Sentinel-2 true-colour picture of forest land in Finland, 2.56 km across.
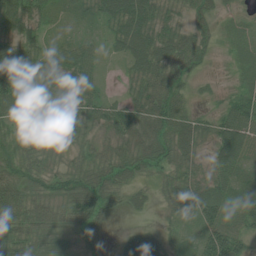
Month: July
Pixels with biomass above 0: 88%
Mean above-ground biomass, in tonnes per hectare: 42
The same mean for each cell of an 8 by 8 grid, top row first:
71 21 19 60 59 15 29 14
54 31 38 25 67 59 24 18
99 39 54 7 51 43 9 18
64 53 44 43 56 51 17 62
50 45 25 29 53 54 27 62
47 35 40 49 28 38 36 34
68 40 65 30 20 41 77 44
59 27 25 13 92 23 71 57
